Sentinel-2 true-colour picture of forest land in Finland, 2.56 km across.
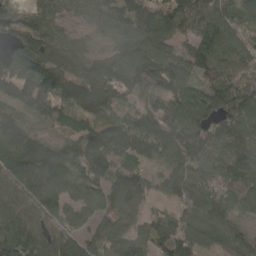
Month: April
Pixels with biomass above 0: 91%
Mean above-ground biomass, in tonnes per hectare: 97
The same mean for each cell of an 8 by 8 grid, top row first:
68 108 64 93 105 109 112 55
74 107 58 69 127 74 111 68
123 142 137 177 116 107 68 46
56 83 117 92 84 112 123 116
100 75 92 159 121 101 93 113
125 171 111 107 57 109 73 93
105 93 71 82 41 54 121 54
115 93 90 103 81 141 82 74
